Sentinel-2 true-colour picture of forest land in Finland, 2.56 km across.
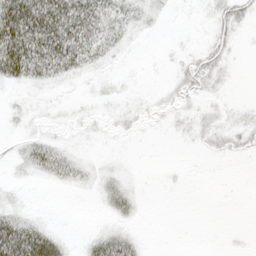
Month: April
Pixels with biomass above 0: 42%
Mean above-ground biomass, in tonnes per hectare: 15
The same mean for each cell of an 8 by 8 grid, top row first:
73 74 54 29 12 1 6 22
70 67 47 17 1 2 19 3
28 24 8 6 1 15 25 1
5 3 6 8 11 13 12 6
7 20 3 2 1 2 12 13
3 15 12 12 1 1 0 0
9 1 0 17 3 0 0 0
70 47 5 37 5 0 0 1
